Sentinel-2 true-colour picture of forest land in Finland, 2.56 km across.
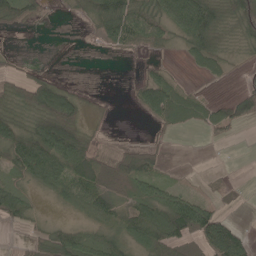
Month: May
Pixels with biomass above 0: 59%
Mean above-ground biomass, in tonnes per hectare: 44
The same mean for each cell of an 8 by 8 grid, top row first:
63 14 18 99 74 82 106 81
3 0 0 27 33 15 84 18
39 41 3 0 35 26 15 12
45 107 54 2 33 79 41 66
71 99 82 13 25 3 8 3
36 78 83 75 74 4 5 1
60 7 49 66 70 104 46 12
2 55 50 45 64 76 90 61
